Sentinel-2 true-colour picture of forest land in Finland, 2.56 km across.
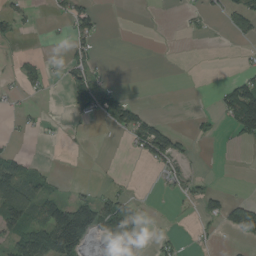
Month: August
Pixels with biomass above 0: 28%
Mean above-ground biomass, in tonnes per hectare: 32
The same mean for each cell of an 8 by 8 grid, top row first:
41 7 61 0 0 3 17 61
5 0 33 0 0 0 0 6
20 25 65 19 0 0 0 49
10 4 38 85 27 0 7 138
5 3 5 2 87 55 3 16
99 26 0 4 0 32 11 0
106 77 113 71 12 3 32 56
85 146 124 91 45 17 7 14
